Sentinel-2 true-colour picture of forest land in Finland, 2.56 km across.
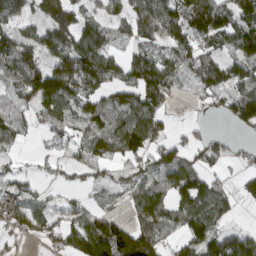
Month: March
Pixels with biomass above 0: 71%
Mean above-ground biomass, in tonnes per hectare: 80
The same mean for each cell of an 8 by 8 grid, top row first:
64 76 72 50 97 125 149 102
130 99 120 58 57 99 72 103
103 154 134 93 134 75 126 108
73 90 72 87 129 14 14 114
41 22 62 92 109 54 62 20
43 20 35 38 64 114 73 25
76 55 46 30 99 92 117 21
30 43 114 176 135 49 98 70
